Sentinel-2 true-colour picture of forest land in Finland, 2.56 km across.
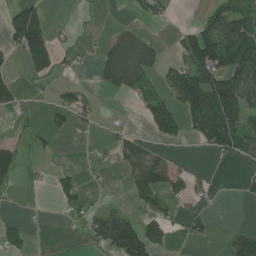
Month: July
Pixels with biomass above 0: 37%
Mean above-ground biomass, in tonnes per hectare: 45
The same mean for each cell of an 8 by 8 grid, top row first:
118 59 3 1 26 4 36 80
74 166 18 57 56 28 144 98
25 36 6 60 39 64 134 102
28 20 34 2 58 91 139 104
32 16 4 18 24 17 52 78
43 11 20 5 77 42 5 16
2 2 31 32 32 16 9 2
34 0 9 131 134 13 15 46
